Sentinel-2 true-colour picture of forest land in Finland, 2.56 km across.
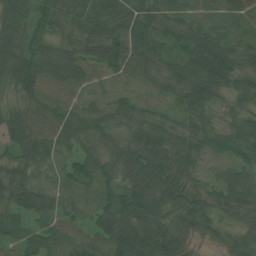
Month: July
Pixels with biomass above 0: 97%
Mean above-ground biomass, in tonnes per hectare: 72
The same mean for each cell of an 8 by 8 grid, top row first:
86 74 84 89 85 56 45 50
87 72 71 108 86 61 110 65
101 87 74 33 38 75 120 62
69 79 69 63 45 47 54 51
83 84 67 49 94 75 60 75
74 42 68 57 108 82 33 64
87 67 43 88 110 99 75 65
62 63 56 105 114 89 49 50
